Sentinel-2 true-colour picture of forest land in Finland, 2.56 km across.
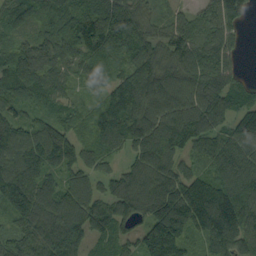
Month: September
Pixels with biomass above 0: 92%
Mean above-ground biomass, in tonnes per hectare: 116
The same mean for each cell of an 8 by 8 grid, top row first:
49 75 110 148 87 54 89 93
78 134 123 150 126 132 117 47
129 101 56 87 146 114 155 62
81 72 53 153 131 130 163 102
148 159 90 93 149 156 98 122
164 93 91 84 145 122 89 121
145 146 131 108 129 172 163 140
86 176 111 88 125 163 109 139
